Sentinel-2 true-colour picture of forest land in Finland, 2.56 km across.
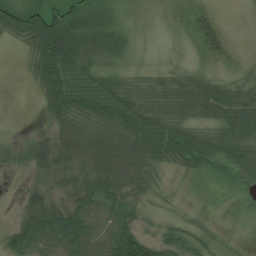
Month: July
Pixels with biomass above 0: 73%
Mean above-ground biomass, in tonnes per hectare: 46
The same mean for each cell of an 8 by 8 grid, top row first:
81 81 65 29 1 0 0 2
18 125 90 57 2 1 0 2
1 92 73 44 20 30 34 21
0 49 82 87 69 45 56 76
40 54 84 90 82 76 70 66
15 38 59 72 55 15 31 66
15 69 55 43 31 18 6 7
62 55 74 73 75 64 39 7
